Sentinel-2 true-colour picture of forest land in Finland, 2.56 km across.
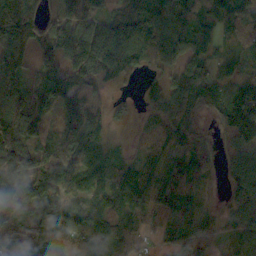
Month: October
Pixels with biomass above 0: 87%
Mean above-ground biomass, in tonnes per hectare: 100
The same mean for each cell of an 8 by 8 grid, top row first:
160 55 96 95 176 136 98 90
108 84 148 133 133 116 66 45
93 133 96 54 41 76 70 72
142 91 118 40 49 103 57 133
135 65 121 51 46 86 39 111
198 155 127 104 102 130 41 110
113 51 80 123 111 130 35 60
188 213 93 167 40 99 68 82
